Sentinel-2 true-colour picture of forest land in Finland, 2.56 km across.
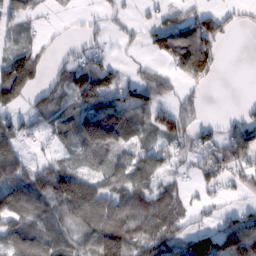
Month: February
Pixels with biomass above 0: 68%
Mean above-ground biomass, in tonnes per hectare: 60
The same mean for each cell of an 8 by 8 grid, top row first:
56 9 10 23 12 38 66 15
58 18 29 13 23 119 99 0
155 32 77 61 61 54 44 0
47 57 78 101 71 70 10 19
66 22 71 87 44 56 53 97
89 92 92 72 60 26 59 49
92 67 131 84 79 58 31 30
75 68 61 127 84 75 115 115
